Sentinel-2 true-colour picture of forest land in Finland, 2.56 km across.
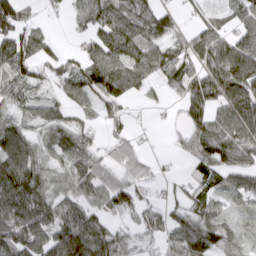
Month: March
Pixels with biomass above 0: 79%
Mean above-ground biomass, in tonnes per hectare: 69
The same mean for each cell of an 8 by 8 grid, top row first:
79 13 48 84 84 35 55 57
82 40 30 85 82 65 88 125
56 44 97 115 50 62 94 138
44 55 39 50 6 18 83 102
116 55 88 44 11 19 107 100
147 71 74 57 43 15 52 59
116 94 81 56 66 39 48 34
117 119 161 103 48 72 83 27
